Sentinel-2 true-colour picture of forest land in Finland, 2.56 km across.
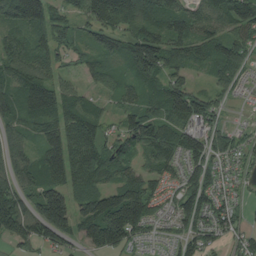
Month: August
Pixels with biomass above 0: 87%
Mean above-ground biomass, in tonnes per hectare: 91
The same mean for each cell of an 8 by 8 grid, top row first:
142 123 63 150 143 114 91 131
94 88 51 93 162 90 92 84
105 87 35 61 86 77 43 50
93 128 109 39 92 128 96 3
68 81 122 60 118 112 106 63
98 106 117 72 75 48 97 38
152 178 100 168 126 67 79 32
80 95 79 148 37 48 70 49
